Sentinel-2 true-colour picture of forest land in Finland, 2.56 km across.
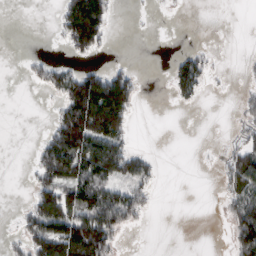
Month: March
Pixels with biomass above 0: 36%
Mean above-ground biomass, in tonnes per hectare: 45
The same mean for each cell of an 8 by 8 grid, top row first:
0 1 172 43 2 3 0 0
0 2 67 8 0 5 11 0
0 51 103 109 10 74 33 5
0 5 157 179 2 3 0 22
0 66 145 115 2 0 2 42
0 86 111 101 73 0 0 103
7 112 111 127 43 0 0 81
21 136 174 69 0 0 0 96
